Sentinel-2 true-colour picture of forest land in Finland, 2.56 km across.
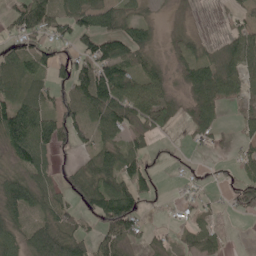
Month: May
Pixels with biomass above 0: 68%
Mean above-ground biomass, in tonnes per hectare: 51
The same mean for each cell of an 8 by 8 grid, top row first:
49 74 81 72 22 10 0 17
40 49 55 76 55 29 18 55
72 52 93 118 62 19 76 46
102 61 78 107 80 27 55 12
101 77 38 57 30 7 23 19
48 52 49 88 76 4 9 31
78 57 38 132 39 12 15 34
52 103 55 67 29 19 49 0
